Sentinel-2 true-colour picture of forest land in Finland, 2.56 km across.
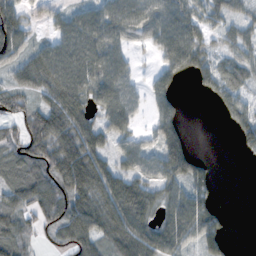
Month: November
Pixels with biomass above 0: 74%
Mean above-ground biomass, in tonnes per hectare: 64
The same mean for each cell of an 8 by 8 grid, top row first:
87 36 65 86 93 93 48 29
87 62 112 85 36 118 43 47
46 79 103 101 31 65 59 60
60 74 84 83 30 50 1 79
54 88 92 47 55 76 0 37
49 76 104 79 66 91 49 0
62 84 84 84 75 88 72 0
55 29 86 63 82 92 77 2
